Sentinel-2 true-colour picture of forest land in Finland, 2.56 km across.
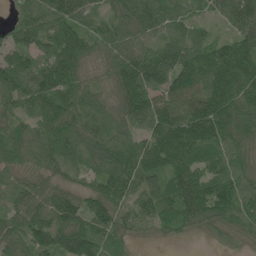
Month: June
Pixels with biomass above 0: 95%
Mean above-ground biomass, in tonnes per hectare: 92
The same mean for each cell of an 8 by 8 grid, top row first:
43 96 91 65 95 71 40 95
100 92 135 70 66 95 96 121
110 134 86 58 141 116 124 146
69 110 91 61 114 116 162 116
104 108 95 90 86 165 126 76
41 59 51 116 98 114 98 82
76 88 102 101 65 131 110 88
93 105 156 72 11 20 12 20
